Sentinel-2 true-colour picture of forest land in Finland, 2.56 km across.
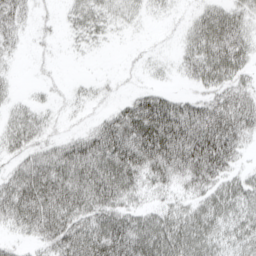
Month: April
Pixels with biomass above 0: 75%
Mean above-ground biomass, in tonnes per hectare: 51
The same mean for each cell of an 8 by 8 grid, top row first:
47 8 37 30 15 8 58 46
16 7 11 3 7 14 77 63
9 9 9 8 8 9 51 42
26 19 12 36 98 89 77 92
36 36 63 102 113 119 118 54
51 82 91 106 57 55 85 37
69 89 76 73 35 36 62 56
20 52 83 92 85 85 59 50
